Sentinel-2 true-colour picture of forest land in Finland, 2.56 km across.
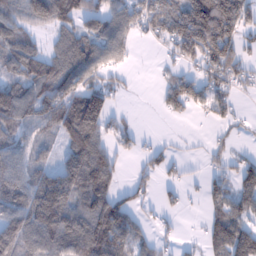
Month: January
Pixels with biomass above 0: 69%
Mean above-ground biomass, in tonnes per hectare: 86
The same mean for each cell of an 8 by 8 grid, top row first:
90 137 115 107 136 173 258 157
110 47 120 111 7 80 179 89
88 140 111 34 0 70 66 65
143 126 176 61 1 47 55 20
89 42 123 56 22 11 18 12
125 81 151 78 37 20 31 63
126 160 99 103 29 24 36 74
133 115 132 129 44 20 56 124
